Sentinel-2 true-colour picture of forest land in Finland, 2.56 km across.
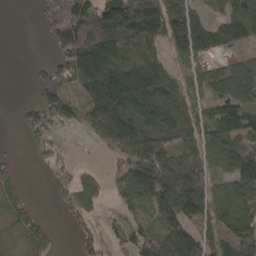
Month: April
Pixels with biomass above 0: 71%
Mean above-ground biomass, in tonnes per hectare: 93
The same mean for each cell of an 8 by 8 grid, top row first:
0 115 154 156 173 123 54 129
0 34 195 179 123 81 82 46
0 113 144 198 208 82 69 94
20 134 84 198 129 98 75 136
3 54 4 100 121 96 103 90
29 18 60 55 173 149 92 134
48 5 66 20 110 143 124 132
21 40 41 28 101 156 88 145
